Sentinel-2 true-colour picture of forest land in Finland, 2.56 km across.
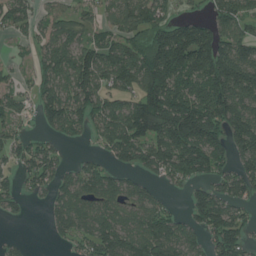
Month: July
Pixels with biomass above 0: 72%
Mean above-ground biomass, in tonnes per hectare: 98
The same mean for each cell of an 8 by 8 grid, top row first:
97 52 51 55 104 47 49 86
14 77 100 90 120 234 164 111
29 96 143 96 158 150 178 187
61 99 113 98 189 222 186 139
68 46 19 100 136 186 174 108
49 84 86 59 50 81 80 102
32 41 94 81 106 19 154 68
13 11 62 130 135 131 72 105
